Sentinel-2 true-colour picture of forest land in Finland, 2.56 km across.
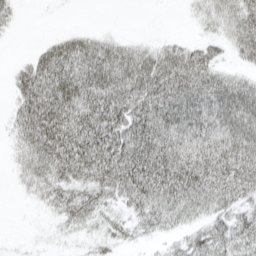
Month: April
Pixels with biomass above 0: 73%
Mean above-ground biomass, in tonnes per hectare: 48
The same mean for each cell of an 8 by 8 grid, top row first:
16 0 0 0 0 0 27 49
1 34 63 51 30 38 38 38
30 72 74 79 82 81 71 45
30 87 79 86 77 70 69 84
19 83 97 92 80 59 62 83
11 47 60 80 84 86 88 86
0 17 56 31 50 50 48 46
1 5 14 26 15 20 52 52
